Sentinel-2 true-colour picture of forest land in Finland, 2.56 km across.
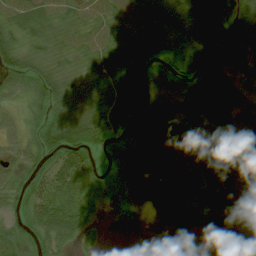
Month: July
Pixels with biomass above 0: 83%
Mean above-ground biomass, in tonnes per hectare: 39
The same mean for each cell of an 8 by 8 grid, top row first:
42 34 24 25 48 42 60 75
41 25 24 35 58 52 58 31
51 49 20 41 59 51 44 12
21 44 18 40 64 27 55 17
36 66 82 57 34 42 67 60
33 57 54 31 3 7 46 61
32 54 38 10 5 10 31 37
39 49 24 3 26 36 33 24
